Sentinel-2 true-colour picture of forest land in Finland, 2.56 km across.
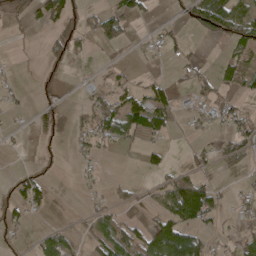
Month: April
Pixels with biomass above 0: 40%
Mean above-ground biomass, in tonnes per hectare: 36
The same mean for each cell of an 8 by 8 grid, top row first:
28 59 57 60 22 14 141 77
5 27 34 23 12 22 1 51
9 28 8 30 16 15 26 48
8 36 23 85 117 38 27 26
4 14 19 37 28 1 13 50
30 23 9 5 11 52 19 11
51 25 6 34 17 123 82 17
17 45 21 84 74 147 27 34
